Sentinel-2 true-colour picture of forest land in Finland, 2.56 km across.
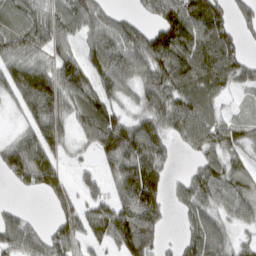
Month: March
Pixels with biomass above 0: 78%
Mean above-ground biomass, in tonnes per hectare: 76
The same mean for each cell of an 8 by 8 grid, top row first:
65 76 84 50 36 115 119 41
47 66 48 110 122 133 115 47
96 97 89 109 93 111 108 55
27 113 68 64 76 96 63 19
70 101 32 112 132 35 68 60
83 100 25 54 167 20 83 62
23 19 65 91 136 36 75 64
101 66 66 100 105 18 108 29
